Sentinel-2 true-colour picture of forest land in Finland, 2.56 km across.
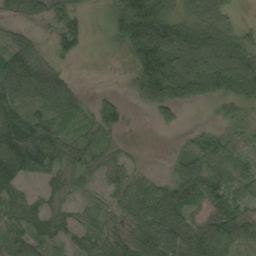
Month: September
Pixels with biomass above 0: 79%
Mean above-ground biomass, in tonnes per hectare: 64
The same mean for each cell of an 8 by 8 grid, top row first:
42 59 41 59 205 79 93 14
59 19 41 19 140 135 151 96
109 81 8 1 125 147 136 132
69 49 38 60 23 40 3 26
103 79 38 24 2 5 50 37
87 52 43 40 27 57 104 60
49 44 29 33 67 103 49 38
56 41 26 60 83 90 129 77
